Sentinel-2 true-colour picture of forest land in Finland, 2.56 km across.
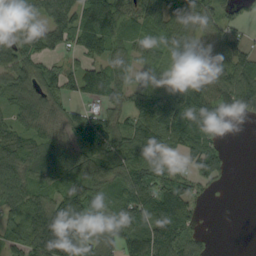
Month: September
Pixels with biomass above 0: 81%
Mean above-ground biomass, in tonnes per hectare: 76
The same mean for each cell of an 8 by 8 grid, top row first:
93 68 102 120 90 101 72 32
81 73 67 69 63 74 67 54
91 78 76 82 24 32 121 122
69 64 40 47 99 123 110 65
82 71 76 86 110 62 79 0
95 72 102 98 106 69 72 0
78 99 138 85 107 124 5 0
56 159 124 82 106 80 5 0
